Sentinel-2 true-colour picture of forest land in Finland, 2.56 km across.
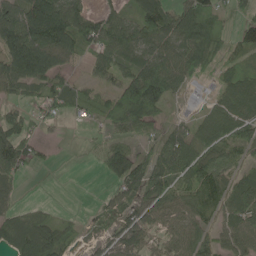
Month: May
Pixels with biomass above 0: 79%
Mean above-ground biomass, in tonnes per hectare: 71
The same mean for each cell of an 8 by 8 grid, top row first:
113 183 86 55 92 85 77 43
164 168 59 74 78 82 77 75
111 81 24 50 144 68 36 91
38 31 26 56 99 19 60 90
80 14 4 66 38 88 105 81
43 3 0 73 83 76 132 72
44 14 3 48 71 70 110 97
74 102 35 59 64 70 82 95
